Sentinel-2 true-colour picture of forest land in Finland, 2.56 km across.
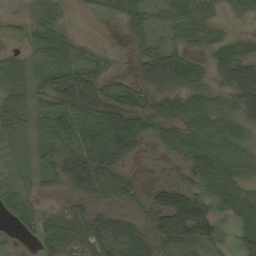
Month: September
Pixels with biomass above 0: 82%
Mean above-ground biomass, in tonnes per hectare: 49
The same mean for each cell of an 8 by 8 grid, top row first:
26 31 3 17 38 53 37 22
27 67 28 9 32 37 38 49
69 62 89 24 38 70 35 87
60 62 84 87 73 50 47 55
36 44 68 89 26 52 46 39
31 38 97 77 14 28 79 34
55 30 31 31 35 69 61 61
14 75 65 73 64 69 60 50
